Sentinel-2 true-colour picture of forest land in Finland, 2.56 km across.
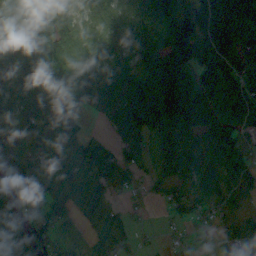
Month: September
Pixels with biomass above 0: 84%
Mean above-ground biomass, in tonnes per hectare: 83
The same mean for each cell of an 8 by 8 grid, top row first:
93 90 66 84 82 91 106 89
102 102 120 61 74 89 89 81
135 104 108 97 83 157 87 93
83 103 64 69 117 211 121 102
94 114 100 63 42 91 84 77
100 79 103 119 34 41 71 81
83 92 72 65 12 54 51 56
139 61 24 76 9 9 15 76
